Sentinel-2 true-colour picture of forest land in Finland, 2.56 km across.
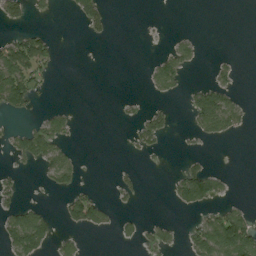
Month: August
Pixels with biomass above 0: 24%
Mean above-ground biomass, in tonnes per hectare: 24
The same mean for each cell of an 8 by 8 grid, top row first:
38 8 31 12 1 0 0 0
75 36 0 0 0 27 0 0
96 14 0 0 8 41 15 11
29 22 3 1 21 7 102 42
31 72 4 0 29 1 11 1
12 33 19 7 7 21 60 0
34 11 78 23 1 20 31 25
69 42 20 6 26 16 95 112
